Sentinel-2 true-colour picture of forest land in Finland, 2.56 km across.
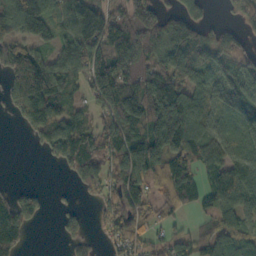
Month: October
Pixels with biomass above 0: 74%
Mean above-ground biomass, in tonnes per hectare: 100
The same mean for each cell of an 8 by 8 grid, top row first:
229 128 159 97 117 84 38 48
101 62 139 215 150 144 108 67
100 135 74 218 139 147 80 104
43 115 54 151 185 250 84 107
0 63 134 140 189 169 127 76
0 0 85 117 146 127 61 115
99 15 20 77 77 59 49 92
103 0 47 56 73 69 75 68
